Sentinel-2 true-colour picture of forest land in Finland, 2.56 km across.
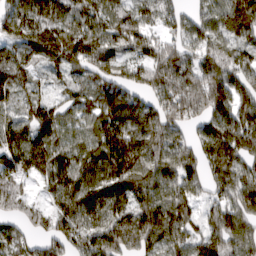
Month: March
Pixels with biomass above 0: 91%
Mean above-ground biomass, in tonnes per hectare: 111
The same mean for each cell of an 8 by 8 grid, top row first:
114 139 108 91 85 67 73 149
88 132 133 97 90 84 92 92
92 37 58 103 91 163 154 93
77 91 76 135 115 136 128 134
168 119 81 175 137 85 120 130
114 104 125 152 123 107 89 113
76 67 178 134 142 134 55 111
82 89 127 172 155 108 102 108
